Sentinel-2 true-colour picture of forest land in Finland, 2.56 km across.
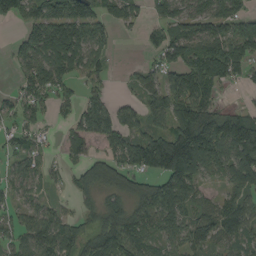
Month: August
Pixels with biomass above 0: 74%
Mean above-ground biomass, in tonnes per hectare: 90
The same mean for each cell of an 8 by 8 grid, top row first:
95 142 152 88 50 111 122 100
53 176 141 45 28 118 133 138
42 122 56 22 51 73 137 48
55 51 75 76 63 123 109 51
52 20 91 119 122 195 193 170
53 43 59 76 83 169 64 116
52 55 30 76 99 103 57 90
66 127 94 138 79 67 98 68
